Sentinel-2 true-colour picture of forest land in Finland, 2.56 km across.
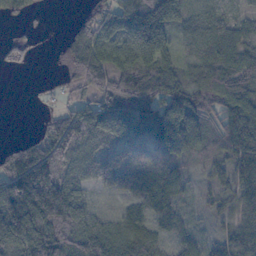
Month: October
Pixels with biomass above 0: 84%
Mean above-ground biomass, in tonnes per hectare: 64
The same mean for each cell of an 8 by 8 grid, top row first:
20 4 13 61 99 59 35 31
35 1 67 39 64 39 69 65
0 4 50 69 103 69 81 84
0 12 58 65 104 94 71 111
36 77 77 51 64 79 59 123
138 136 43 64 68 58 31 91
147 189 67 17 46 46 25 66
103 147 74 65 68 39 26 92
